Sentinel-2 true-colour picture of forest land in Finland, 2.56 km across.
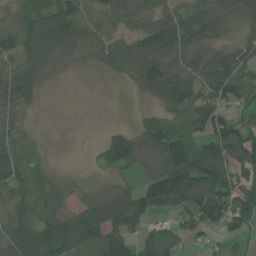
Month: June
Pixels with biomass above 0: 80%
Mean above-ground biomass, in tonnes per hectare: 74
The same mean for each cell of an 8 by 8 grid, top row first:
45 102 67 43 51 84 91 58
59 76 67 70 101 93 67 70
81 22 2 9 79 121 95 113
43 2 2 0 24 67 102 54
39 4 0 100 90 141 108 162
65 27 5 30 48 210 189 100
45 51 82 128 117 88 148 121
89 138 135 115 71 50 29 29
